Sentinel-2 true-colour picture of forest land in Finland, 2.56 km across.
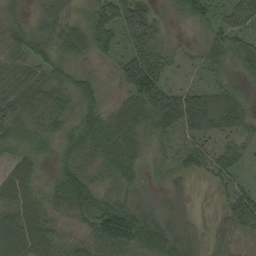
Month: August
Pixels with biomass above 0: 93%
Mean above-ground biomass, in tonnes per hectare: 45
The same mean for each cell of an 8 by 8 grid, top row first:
18 33 23 86 95 23 49 81
37 39 44 40 92 24 53 60
49 45 41 22 135 20 24 24
46 59 43 35 60 110 88 52
33 25 58 66 30 28 44 34
56 19 61 40 20 20 30 31
50 31 48 64 32 15 2 69
59 42 24 72 52 37 21 22
